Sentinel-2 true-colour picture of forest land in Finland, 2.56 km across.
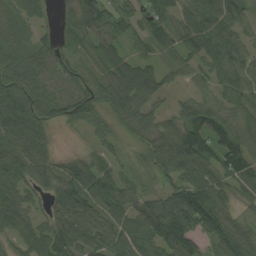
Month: August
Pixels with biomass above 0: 91%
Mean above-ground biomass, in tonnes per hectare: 73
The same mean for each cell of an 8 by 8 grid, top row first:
70 22 108 74 60 63 97 69
81 58 55 67 50 59 91 75
73 68 70 86 89 26 48 85
96 73 80 65 63 39 74 74
99 44 10 35 59 101 85 75
86 72 96 64 43 80 85 86
76 44 100 72 83 127 127 43
50 92 80 81 75 136 64 97
